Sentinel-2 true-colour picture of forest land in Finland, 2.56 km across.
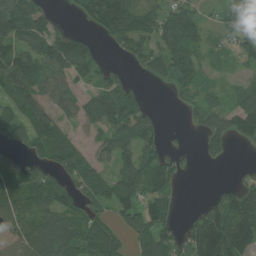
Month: July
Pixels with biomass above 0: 70%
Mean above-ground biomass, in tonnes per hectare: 68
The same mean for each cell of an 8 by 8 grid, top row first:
119 37 45 161 77 76 22 71
91 103 98 21 53 81 53 55
104 82 65 55 18 55 26 25
58 72 80 129 48 8 80 78
42 101 36 77 86 9 53 24
111 66 86 66 106 54 0 15
92 83 69 64 78 26 48 119
65 112 75 67 67 55 152 126
